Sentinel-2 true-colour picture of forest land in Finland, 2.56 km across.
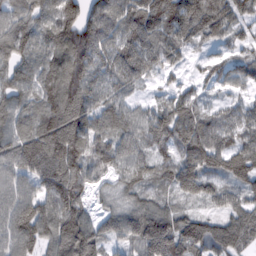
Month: February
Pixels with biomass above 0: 92%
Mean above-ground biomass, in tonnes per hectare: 92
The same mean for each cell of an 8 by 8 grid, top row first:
89 77 115 104 127 120 127 73
110 104 167 99 108 72 32 41
86 116 128 78 43 24 38 49
95 118 135 86 48 88 54 56
125 163 113 86 72 91 113 75
100 133 93 50 67 98 88 89
128 112 90 54 90 60 34 81
113 93 154 60 135 132 109 85
